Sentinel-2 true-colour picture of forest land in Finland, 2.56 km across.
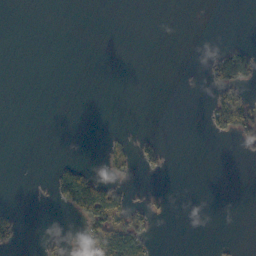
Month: October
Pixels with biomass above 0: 12%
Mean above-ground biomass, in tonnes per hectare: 13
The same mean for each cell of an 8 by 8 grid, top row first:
0 0 0 0 0 0 0 0
0 0 0 0 0 0 2 32
0 0 0 0 0 0 21 78
0 0 0 0 0 0 22 80
0 0 0 13 21 0 1 9
0 10 83 17 6 0 0 0
5 2 79 94 25 0 0 0
25 10 13 104 50 0 0 2
